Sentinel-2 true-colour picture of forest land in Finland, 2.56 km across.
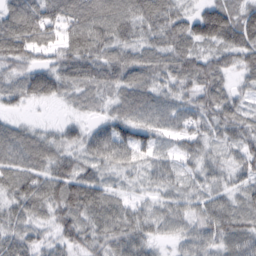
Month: February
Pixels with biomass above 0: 92%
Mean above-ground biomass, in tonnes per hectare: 68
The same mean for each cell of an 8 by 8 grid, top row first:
97 87 96 108 85 71 112 88
104 66 102 85 66 86 60 107
58 96 84 80 75 75 79 34
21 2 28 44 75 66 70 46
80 63 54 101 56 42 47 58
93 88 83 34 36 38 43 40
68 67 96 68 37 53 69 56
77 44 69 80 68 34 64 66
